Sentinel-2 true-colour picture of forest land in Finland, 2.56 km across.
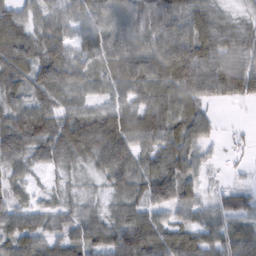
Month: February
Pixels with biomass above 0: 92%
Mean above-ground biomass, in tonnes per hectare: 71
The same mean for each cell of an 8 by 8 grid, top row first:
74 63 61 70 92 84 62 25
98 88 50 75 75 100 90 54
86 111 71 68 102 102 97 93
77 69 58 75 84 76 38 2
96 90 114 122 75 85 43 15
44 21 27 73 75 96 22 13
55 43 46 41 66 66 49 69
95 69 78 83 109 88 82 94
